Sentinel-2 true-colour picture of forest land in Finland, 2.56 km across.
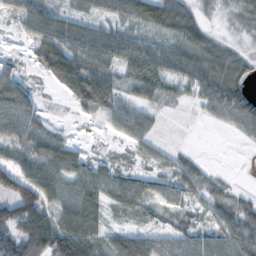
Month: October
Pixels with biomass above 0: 73%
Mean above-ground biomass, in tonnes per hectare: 43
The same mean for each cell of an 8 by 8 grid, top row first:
30 53 33 34 63 66 7 20
3 67 65 61 47 45 51 12
35 28 93 49 78 49 75 57
66 6 18 41 31 3 28 83
44 60 16 7 28 6 0 8
57 72 55 39 27 49 22 1
71 52 84 27 28 28 34 35
79 95 93 39 47 39 47 67
